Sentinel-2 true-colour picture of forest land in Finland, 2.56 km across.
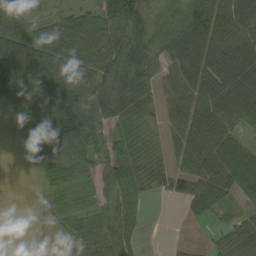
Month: September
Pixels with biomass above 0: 77%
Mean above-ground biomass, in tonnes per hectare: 57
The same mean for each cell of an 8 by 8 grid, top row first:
69 23 50 86 47 58 110 93
102 112 82 72 68 91 100 102
91 101 74 72 61 53 94 108
56 91 119 79 52 47 78 88
7 67 112 52 43 46 77 5
0 39 44 55 47 47 76 14
0 20 30 50 22 4 54 19
0 4 36 52 11 3 11 63
